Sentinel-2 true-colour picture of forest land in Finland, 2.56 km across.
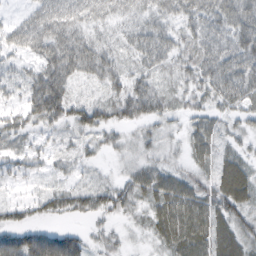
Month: February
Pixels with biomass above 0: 89%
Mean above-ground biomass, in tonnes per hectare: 48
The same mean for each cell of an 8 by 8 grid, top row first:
15 63 56 47 53 57 75 91
40 74 78 41 63 54 60 77
24 85 37 49 44 33 54 74
30 90 50 47 58 31 39 41
30 19 26 26 38 21 50 29
29 18 21 20 51 42 41 78
32 33 40 45 37 69 57 61
70 64 36 22 15 64 66 62
